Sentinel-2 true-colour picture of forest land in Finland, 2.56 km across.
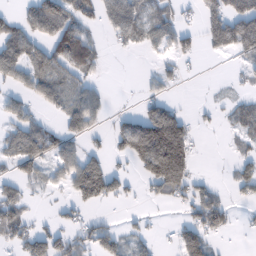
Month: February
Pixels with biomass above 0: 50%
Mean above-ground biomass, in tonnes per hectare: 56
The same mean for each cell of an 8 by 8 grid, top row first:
33 113 78 97 85 39 64 129
87 70 164 25 36 57 35 83
55 73 53 1 14 33 1 17
46 23 82 16 55 66 18 51
73 74 38 42 205 143 3 33
39 29 123 81 58 131 10 48
60 6 44 9 5 12 108 12
55 81 53 63 33 42 58 3
